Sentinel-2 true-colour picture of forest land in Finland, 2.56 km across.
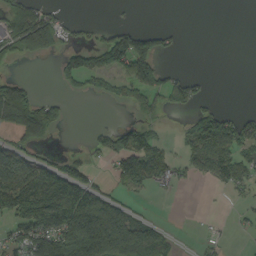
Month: September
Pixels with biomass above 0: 44%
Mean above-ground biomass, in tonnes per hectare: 55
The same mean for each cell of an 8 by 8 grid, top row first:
102 70 7 2 0 0 0 0
70 74 46 144 96 20 0 0
51 0 59 48 100 43 13 0
149 93 0 1 31 20 55 16
45 24 3 61 89 20 107 85
114 76 72 33 81 41 50 63
107 155 160 86 9 0 1 12
64 131 183 157 116 23 15 2
